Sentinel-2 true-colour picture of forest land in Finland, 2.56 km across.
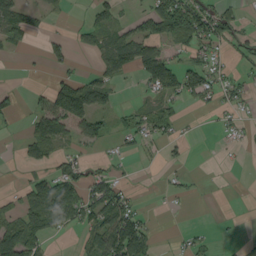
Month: September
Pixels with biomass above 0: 40%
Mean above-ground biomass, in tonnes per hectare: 36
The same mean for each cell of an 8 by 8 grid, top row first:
70 15 4 32 45 138 67 24
14 25 16 81 85 35 53 27
0 10 37 43 52 79 59 22
5 71 117 35 35 29 7 18
7 65 27 11 21 17 0 11
1 30 49 38 1 11 1 0
30 105 80 93 15 3 0 0
99 41 16 106 80 7 14 4
